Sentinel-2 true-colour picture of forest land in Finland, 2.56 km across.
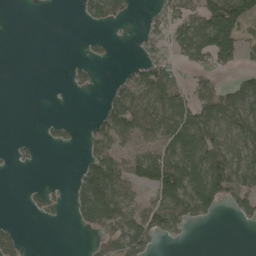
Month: May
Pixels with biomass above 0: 45%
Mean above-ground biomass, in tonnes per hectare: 57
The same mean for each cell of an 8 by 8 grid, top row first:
0 0 18 70 12 72 139 144
0 0 6 11 34 52 146 96
0 0 30 13 84 51 45 46
0 0 0 96 112 101 97 87
14 15 23 73 68 120 121 76
2 0 59 136 109 157 166 108
0 33 78 158 86 129 80 47
36 0 1 103 89 15 0 0
